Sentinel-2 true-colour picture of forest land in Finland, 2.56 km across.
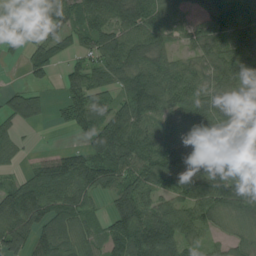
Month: August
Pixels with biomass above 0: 83%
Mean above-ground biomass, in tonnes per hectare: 78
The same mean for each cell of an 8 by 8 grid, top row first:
69 112 79 91 102 35 52 93
24 70 46 105 98 37 63 84
1 29 83 70 129 91 65 70
73 25 78 92 108 71 66 36
35 2 38 184 106 68 103 111
29 103 117 106 112 74 79 68
130 103 78 62 98 102 86 70
111 89 64 72 143 137 43 35
